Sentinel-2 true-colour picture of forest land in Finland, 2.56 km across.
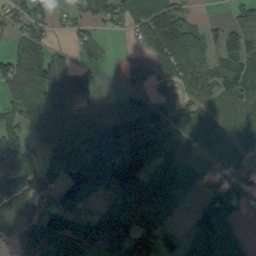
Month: September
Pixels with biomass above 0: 74%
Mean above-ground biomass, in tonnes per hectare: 75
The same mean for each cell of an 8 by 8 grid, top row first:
59 60 55 71 121 99 8 43
49 38 27 7 63 169 91 137
106 110 1 1 49 90 102 137
80 121 70 44 64 85 77 97
60 60 113 123 118 102 80 96
126 47 44 44 38 45 20 76
134 47 43 42 16 24 85 82
59 153 187 120 52 25 123 77
